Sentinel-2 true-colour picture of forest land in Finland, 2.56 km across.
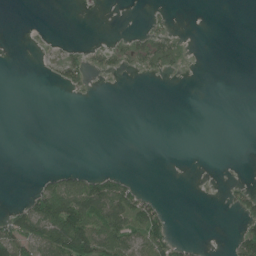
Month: June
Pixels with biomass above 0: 21%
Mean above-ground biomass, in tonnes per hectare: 21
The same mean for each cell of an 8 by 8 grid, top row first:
0 0 0 0 5 5 0 0
0 4 11 20 42 33 0 0
0 6 29 2 4 2 0 0
0 0 0 0 0 0 0 0
0 0 0 0 0 0 0 0
0 23 39 36 1 0 0 2
29 115 117 88 74 0 0 29
92 101 149 112 83 34 2 57
